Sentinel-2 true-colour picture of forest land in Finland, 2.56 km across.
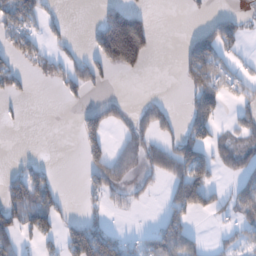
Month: January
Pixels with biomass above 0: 37%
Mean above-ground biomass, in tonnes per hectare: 54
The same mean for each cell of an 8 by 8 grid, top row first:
115 34 0 122 63 0 16 31
75 31 11 249 157 5 91 38
55 48 68 18 5 8 124 52
11 0 25 58 77 28 93 45
0 0 35 33 86 71 74 49
50 28 11 100 40 58 64 66
81 91 14 20 10 65 51 64
59 42 140 80 48 123 18 33
